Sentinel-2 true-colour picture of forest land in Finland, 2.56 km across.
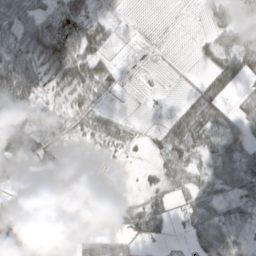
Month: March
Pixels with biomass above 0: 66%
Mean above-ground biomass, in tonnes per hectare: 38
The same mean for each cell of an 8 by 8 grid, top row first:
45 43 68 11 0 0 12 26
49 83 73 12 0 0 19 57
87 33 56 32 1 1 24 32
103 27 47 13 1 18 50 35
95 55 20 35 9 51 38 76
48 46 37 6 16 41 43 70
61 62 33 34 52 22 60 45
80 18 38 27 26 7 60 28
